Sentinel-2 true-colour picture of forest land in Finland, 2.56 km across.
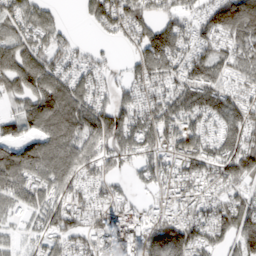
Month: March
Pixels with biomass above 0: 83%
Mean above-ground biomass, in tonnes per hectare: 114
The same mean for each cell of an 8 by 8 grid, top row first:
108 75 23 160 112 91 119 231
141 97 43 26 142 135 102 119
139 134 103 47 102 118 164 96
76 143 159 138 119 151 137 124
103 130 160 136 136 114 117 153
166 138 121 71 74 109 106 150
79 114 105 94 48 81 100 130
39 77 100 116 146 178 113 107
